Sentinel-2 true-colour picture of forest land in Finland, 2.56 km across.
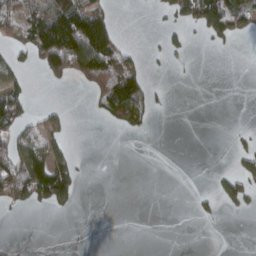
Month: March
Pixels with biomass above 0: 28%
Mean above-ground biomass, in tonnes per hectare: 39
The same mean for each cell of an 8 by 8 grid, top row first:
88 112 123 34 1 64 153 102
40 125 185 97 8 26 13 2
42 34 51 144 60 3 0 0
94 28 0 84 72 0 0 0
96 87 1 0 0 0 0 15
116 171 30 0 0 0 5 58
29 34 8 0 0 0 13 35
0 0 0 0 0 0 0 0
